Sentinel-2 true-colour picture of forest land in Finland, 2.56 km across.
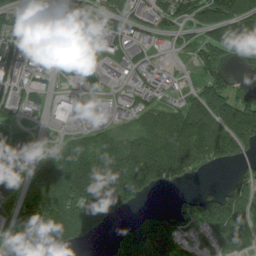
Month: July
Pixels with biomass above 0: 71%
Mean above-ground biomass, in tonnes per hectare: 92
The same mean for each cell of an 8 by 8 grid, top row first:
87 34 47 79 51 109 111 130
89 11 79 38 38 16 107 128
73 31 23 9 64 13 103 29
66 21 4 17 78 96 166 154
123 20 94 133 159 187 167 107
76 138 215 211 186 99 19 45
123 203 154 121 26 64 127 125
177 143 60 43 170 101 59 97
